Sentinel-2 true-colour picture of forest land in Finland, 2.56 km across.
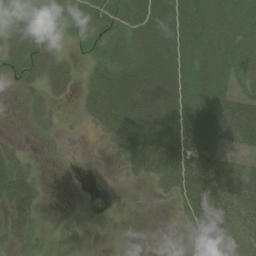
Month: August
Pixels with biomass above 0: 70%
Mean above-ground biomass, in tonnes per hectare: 37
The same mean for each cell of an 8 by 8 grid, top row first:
50 38 40 46 51 46 52 54
56 36 20 44 54 53 51 55
35 41 18 62 70 59 48 38
3 20 15 71 69 64 65 94
6 4 0 24 66 65 54 61
55 1 0 0 30 60 71 44
57 5 0 0 0 16 58 36
33 10 2 4 0 1 47 25
